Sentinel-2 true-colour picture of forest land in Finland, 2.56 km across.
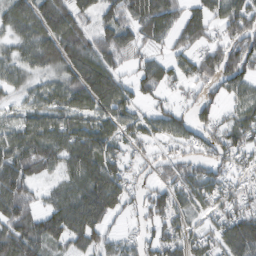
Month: February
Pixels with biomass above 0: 80%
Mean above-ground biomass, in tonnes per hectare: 79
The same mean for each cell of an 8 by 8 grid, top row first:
89 115 78 73 99 68 74 106
59 108 100 95 47 44 54 97
53 50 94 102 75 52 70 91
40 83 94 81 44 64 55 58
91 106 111 82 47 51 70 76
126 40 95 110 35 78 88 50
106 69 127 79 61 88 59 71
122 97 84 47 52 87 70 138
